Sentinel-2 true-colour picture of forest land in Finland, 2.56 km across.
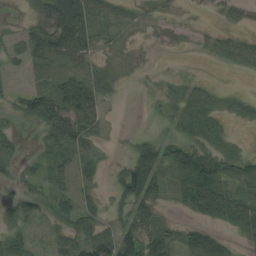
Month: August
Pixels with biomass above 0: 61%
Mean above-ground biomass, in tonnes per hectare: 29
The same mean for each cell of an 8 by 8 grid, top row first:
2 49 56 12 6 4 3 12
21 53 46 6 3 5 16 33
3 38 39 12 3 17 12 2
24 56 61 4 2 35 43 22
23 27 36 6 36 41 36 8
17 26 20 18 96 44 84 38
16 20 30 24 46 13 56 46
34 16 43 75 66 29 49 17
